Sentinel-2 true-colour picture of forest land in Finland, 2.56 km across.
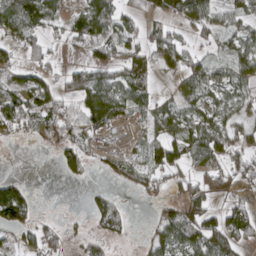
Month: April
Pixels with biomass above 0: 60%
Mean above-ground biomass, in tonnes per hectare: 50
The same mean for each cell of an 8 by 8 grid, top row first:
88 66 67 77 46 52 63 46
40 32 27 65 61 69 23 58
36 33 73 61 76 34 72 60
78 62 70 77 46 54 60 41
10 18 47 8 45 90 91 47
10 0 21 35 58 61 65 45
129 1 1 64 6 59 73 40
21 47 22 31 15 66 99 58
